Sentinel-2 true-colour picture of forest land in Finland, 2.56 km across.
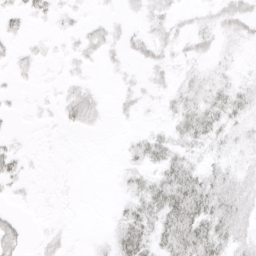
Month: April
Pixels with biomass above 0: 51%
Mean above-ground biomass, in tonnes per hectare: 9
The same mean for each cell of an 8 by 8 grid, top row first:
7 6 3 2 7 6 6 16
4 3 7 7 10 7 6 5
3 1 4 1 5 6 8 5
1 2 17 2 3 11 21 12
3 0 0 0 15 13 12 7
10 1 0 1 12 29 15 12
2 1 0 3 21 39 26 18
13 5 0 13 25 37 34 12
